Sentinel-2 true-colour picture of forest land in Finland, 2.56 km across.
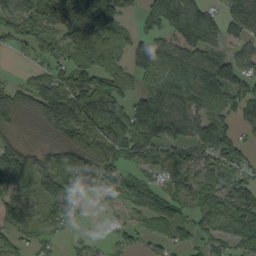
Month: September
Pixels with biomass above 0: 80%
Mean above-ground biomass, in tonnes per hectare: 83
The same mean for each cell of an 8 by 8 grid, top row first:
80 77 159 123 56 142 88 87
28 50 108 72 124 93 98 49
17 92 117 94 76 152 159 114
63 95 143 129 141 134 96 77
53 35 79 103 120 79 125 68
109 92 136 72 49 61 74 64
67 62 67 23 74 65 72 105
34 24 15 33 48 50 62 77
